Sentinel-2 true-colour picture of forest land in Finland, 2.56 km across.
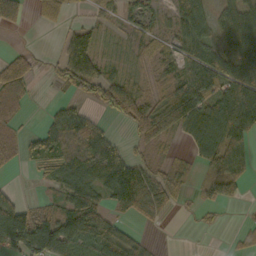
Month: October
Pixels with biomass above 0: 65%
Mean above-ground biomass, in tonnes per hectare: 53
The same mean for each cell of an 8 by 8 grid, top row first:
57 22 6 22 57 59 50 78
12 2 86 13 33 39 71 61
89 12 94 64 27 61 94 89
46 20 48 53 74 123 94 121
31 78 87 57 29 7 86 72
2 33 78 98 62 37 41 48
57 35 104 42 58 24 20 6
106 107 61 68 26 0 0 20
